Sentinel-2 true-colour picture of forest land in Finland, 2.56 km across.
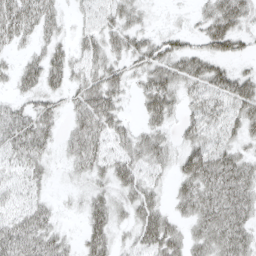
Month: April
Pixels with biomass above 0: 78%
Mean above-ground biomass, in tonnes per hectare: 35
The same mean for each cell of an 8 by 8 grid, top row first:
49 36 16 35 16 4 39 49
17 31 27 32 38 34 34 22
27 41 29 38 36 41 51 45
32 32 42 42 28 24 46 44
41 27 47 33 40 23 42 29
23 15 18 39 34 28 61 55
26 22 14 37 47 22 54 52
51 41 21 31 41 40 47 51
